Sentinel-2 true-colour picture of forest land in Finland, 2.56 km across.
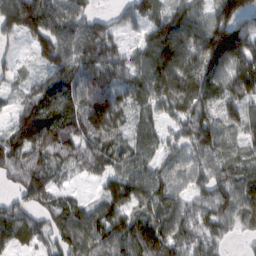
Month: February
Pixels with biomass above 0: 90%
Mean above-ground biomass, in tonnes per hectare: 86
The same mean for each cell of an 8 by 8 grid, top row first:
123 104 75 38 85 114 75 105
29 96 95 68 77 180 140 122
35 79 95 92 68 154 95 109
49 87 95 99 48 75 69 78
121 115 99 85 51 64 97 41
90 69 24 89 81 66 77 76
73 66 79 124 86 88 78 101
75 62 121 118 139 105 73 15
